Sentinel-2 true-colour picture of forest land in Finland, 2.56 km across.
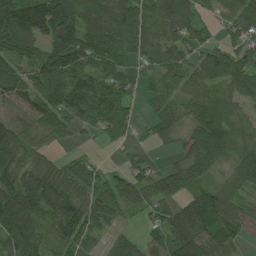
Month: July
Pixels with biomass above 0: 85%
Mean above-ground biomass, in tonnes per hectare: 100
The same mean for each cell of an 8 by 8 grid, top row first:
167 207 145 169 133 129 42 106
109 114 144 137 106 88 69 77
105 113 121 115 40 107 121 132
49 104 135 134 18 72 160 57
116 50 17 27 17 39 172 80
102 138 95 58 73 106 77 121
163 118 130 85 67 85 136 81
111 73 118 47 51 110 111 69
